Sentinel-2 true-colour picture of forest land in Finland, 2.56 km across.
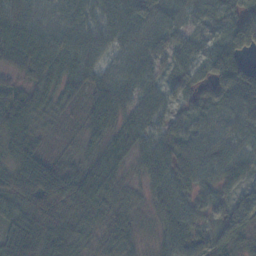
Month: November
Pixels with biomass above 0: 96%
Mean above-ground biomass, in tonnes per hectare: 52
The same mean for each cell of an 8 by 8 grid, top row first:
61 55 57 69 76 48 41 65
69 66 60 48 67 54 37 89
31 48 47 57 56 51 60 78
56 29 28 61 58 37 58 65
47 18 27 43 46 53 61 54
52 99 63 50 40 56 48 46
40 53 61 43 25 56 45 59
63 66 41 55 21 54 37 29
